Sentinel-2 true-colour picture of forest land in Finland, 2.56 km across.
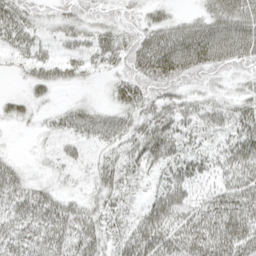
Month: April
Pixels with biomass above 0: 78%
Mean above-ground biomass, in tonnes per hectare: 38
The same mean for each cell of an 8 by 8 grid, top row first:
46 22 35 19 16 18 43 58
30 18 29 41 49 70 72 69
6 38 16 19 55 56 36 26
24 14 37 29 41 45 38 37
1 11 27 30 56 43 22 52
30 11 11 42 22 41 25 57
39 49 32 31 34 67 55 69
41 50 49 31 65 66 74 71
